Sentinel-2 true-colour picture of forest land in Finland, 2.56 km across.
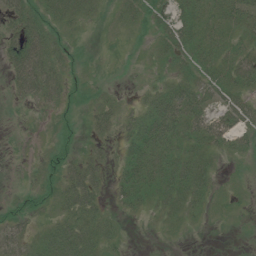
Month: July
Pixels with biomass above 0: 68%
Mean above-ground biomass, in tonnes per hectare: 24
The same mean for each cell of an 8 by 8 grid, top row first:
33 29 24 6 25 35 33 43
44 43 10 2 4 41 42 30
39 50 11 4 6 29 33 42
1 10 11 24 36 57 29 35
1 7 11 12 58 34 34 26
1 17 45 17 52 46 29 4
15 13 49 12 17 28 15 5
29 36 49 17 1 3 1 2
